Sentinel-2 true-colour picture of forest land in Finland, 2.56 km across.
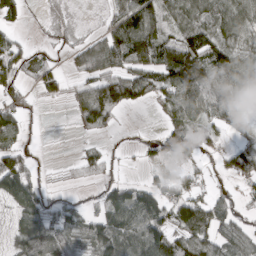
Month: March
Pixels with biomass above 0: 68%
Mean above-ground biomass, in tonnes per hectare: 61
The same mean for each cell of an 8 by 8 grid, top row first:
29 10 5 45 117 53 64 98
42 19 49 103 115 104 112 72
60 52 44 113 82 110 94 89
62 0 61 86 5 74 58 42
64 1 11 12 18 64 30 48
137 8 24 23 15 35 16 72
56 56 36 95 138 71 87 28
53 117 60 107 114 78 76 55
